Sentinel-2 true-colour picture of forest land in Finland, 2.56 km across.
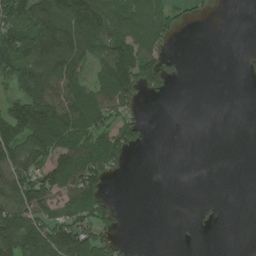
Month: July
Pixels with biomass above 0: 50%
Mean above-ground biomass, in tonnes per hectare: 72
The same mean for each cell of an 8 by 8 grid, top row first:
154 166 175 108 99 58 14 0
184 165 142 126 102 10 0 2
120 145 90 150 123 28 0 5
133 186 145 116 14 1 0 0
117 151 126 117 30 0 0 0
128 121 140 38 0 0 0 0
133 91 97 38 0 0 7 0
166 144 144 43 0 3 0 0
